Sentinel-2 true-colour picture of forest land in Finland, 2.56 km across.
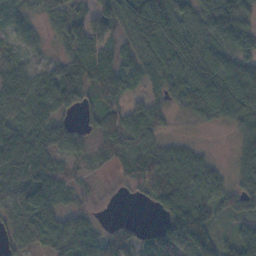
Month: November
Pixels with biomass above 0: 86%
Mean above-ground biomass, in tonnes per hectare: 63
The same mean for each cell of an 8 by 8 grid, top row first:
49 41 45 87 132 92 110 92
28 15 99 54 63 79 73 80
65 54 82 85 50 63 89 99
61 61 41 52 77 23 64 87
114 78 42 49 52 34 6 32
74 86 19 12 60 79 77 41
53 83 40 2 6 99 95 50
29 74 99 50 46 129 81 67
